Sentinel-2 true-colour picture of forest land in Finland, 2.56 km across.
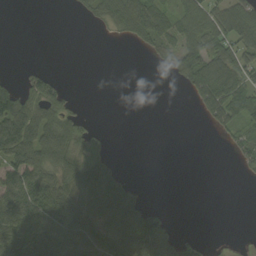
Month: September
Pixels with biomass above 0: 48%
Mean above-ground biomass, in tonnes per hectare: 44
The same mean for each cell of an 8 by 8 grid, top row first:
0 0 13 73 111 80 79 85
0 0 0 0 26 66 90 80
16 40 0 0 0 19 111 90
111 64 23 0 0 0 59 88
121 94 56 7 0 0 0 50
81 72 69 46 0 0 0 7
98 93 57 73 66 1 0 0
94 76 85 84 128 54 7 0
